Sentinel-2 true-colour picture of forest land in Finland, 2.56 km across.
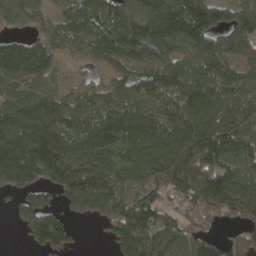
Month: April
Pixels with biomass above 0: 88%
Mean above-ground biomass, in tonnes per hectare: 156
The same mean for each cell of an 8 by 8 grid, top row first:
127 85 190 168 203 264 213 163
113 110 108 168 171 164 189 138
140 104 37 87 121 158 193 174
160 186 152 145 134 154 178 189
212 264 159 149 153 193 259 203
196 187 271 170 171 208 257 143
71 132 148 182 171 87 154 147
9 185 13 85 180 161 101 72
